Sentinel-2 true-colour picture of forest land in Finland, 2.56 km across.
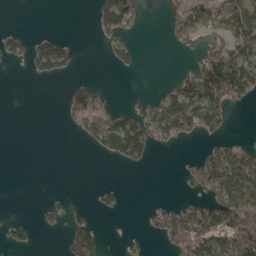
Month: May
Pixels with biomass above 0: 33%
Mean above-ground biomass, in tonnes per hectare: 45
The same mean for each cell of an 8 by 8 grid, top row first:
0 0 0 131 27 47 101 107
45 81 13 37 6 25 55 112
0 30 21 1 0 36 144 133
0 0 80 43 43 144 118 5
0 0 9 92 91 35 26 33
0 0 0 0 0 3 130 155
1 20 6 13 5 49 82 141
28 0 70 0 8 84 122 120
